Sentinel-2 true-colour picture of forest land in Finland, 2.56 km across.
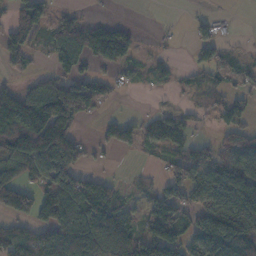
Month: November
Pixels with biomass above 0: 60%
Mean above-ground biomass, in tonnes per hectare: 74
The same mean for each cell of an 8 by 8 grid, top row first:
78 60 31 8 1 2 19 1
85 53 173 127 11 7 62 9
27 65 52 29 23 19 33 34
152 173 83 5 12 35 29 55
101 162 61 66 52 58 26 76
79 123 99 24 9 58 71 176
153 136 146 113 35 90 126 179
89 97 135 118 91 90 185 160
